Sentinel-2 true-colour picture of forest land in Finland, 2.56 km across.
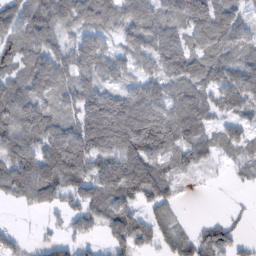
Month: February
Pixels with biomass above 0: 81%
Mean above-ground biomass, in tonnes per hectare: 84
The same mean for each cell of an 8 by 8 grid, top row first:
88 102 116 103 116 94 142 60
84 95 87 56 89 111 98 74
80 138 73 63 67 96 74 107
119 77 105 176 157 83 57 57
119 94 136 143 151 84 56 60
124 128 87 141 149 48 8 20
26 71 76 95 67 31 0 11
34 26 36 67 63 66 75 34
